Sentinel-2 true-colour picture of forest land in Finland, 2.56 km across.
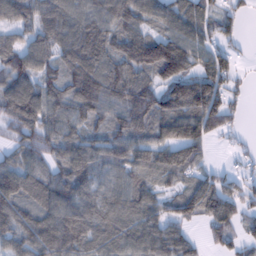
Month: February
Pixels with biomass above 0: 86%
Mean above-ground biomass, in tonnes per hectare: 90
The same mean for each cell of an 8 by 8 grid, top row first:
84 88 88 107 86 90 65 29
90 83 134 102 159 132 65 24
118 89 143 118 88 124 101 30
128 102 99 94 157 121 144 27
67 91 94 95 90 125 60 19
112 77 104 73 69 72 41 39
121 96 104 90 91 37 92 86
84 116 103 90 102 95 49 61
